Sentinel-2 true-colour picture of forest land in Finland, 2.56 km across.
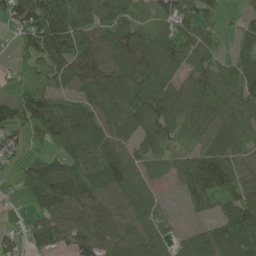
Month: June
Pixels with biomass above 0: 86%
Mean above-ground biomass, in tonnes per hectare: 87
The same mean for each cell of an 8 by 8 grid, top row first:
78 175 119 75 37 86 39 34
51 139 135 110 101 67 51 37
94 91 104 110 113 60 75 76
109 114 80 91 117 74 87 76
54 113 115 95 70 43 65 69
57 155 154 135 66 59 123 81
11 135 123 102 65 9 57 119
34 76 97 102 90 32 90 165
